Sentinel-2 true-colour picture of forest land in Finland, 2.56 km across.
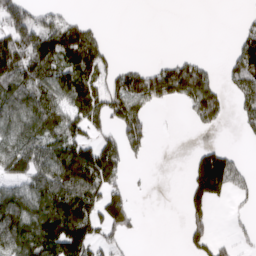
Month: March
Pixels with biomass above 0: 51%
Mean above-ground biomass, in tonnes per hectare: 82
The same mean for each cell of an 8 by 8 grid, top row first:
112 66 20 0 0 0 0 10
152 141 151 19 0 2 0 80
119 109 121 78 112 156 69 104
111 124 119 121 81 3 106 57
122 128 140 86 75 0 30 9
101 149 193 135 4 0 282 63
129 154 171 138 3 0 84 17
147 183 188 61 4 1 93 24
